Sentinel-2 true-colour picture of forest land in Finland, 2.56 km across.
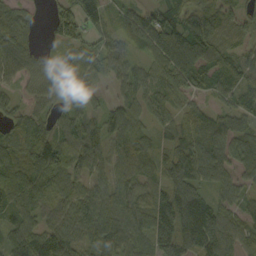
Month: September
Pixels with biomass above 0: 88%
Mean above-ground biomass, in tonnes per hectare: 70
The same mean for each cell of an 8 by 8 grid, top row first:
77 36 91 42 69 85 99 42
92 23 54 57 63 121 111 50
48 57 67 48 60 76 63 79
41 45 59 64 53 48 54 65
50 80 86 66 40 71 101 69
74 95 57 64 50 86 75 44
71 54 77 90 58 70 127 48
79 88 68 106 56 83 162 64
